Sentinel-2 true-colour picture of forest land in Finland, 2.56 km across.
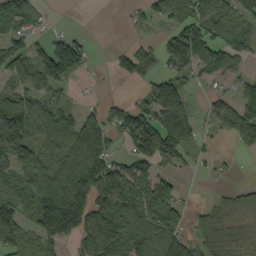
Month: September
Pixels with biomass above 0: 67%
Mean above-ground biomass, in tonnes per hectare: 80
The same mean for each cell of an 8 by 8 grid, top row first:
84 13 0 0 34 49 96 99
75 97 79 15 41 107 109 65
46 101 19 10 43 71 35 45
160 100 61 72 78 122 37 115
130 112 186 30 115 113 19 36
94 160 177 132 77 43 11 7
117 194 146 128 122 99 40 56
92 91 57 96 110 121 85 64
